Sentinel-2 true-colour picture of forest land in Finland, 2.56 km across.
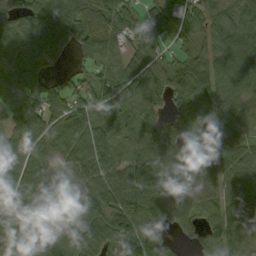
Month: September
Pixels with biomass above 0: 91%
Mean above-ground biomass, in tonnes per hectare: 83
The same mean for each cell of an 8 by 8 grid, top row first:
68 108 83 93 61 71 65 71
51 70 57 51 83 48 68 123
86 54 42 74 91 96 109 105
88 102 110 77 71 48 51 82
71 71 69 105 96 77 58 74
88 96 80 93 143 100 55 91
114 116 118 117 121 74 65 97
76 117 102 108 119 34 47 66
